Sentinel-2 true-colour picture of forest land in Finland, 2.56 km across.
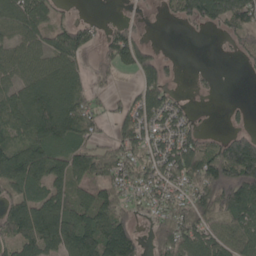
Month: May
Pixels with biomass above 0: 68%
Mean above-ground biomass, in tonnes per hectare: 71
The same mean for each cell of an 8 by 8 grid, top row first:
88 75 9 3 7 43 103 115
59 58 88 89 63 1 0 24
60 91 57 23 66 13 9 1
92 125 123 31 62 51 3 9
99 94 82 55 60 82 62 116
111 99 76 83 70 81 145 137
87 108 71 91 34 81 95 124
78 93 130 137 34 135 78 82
